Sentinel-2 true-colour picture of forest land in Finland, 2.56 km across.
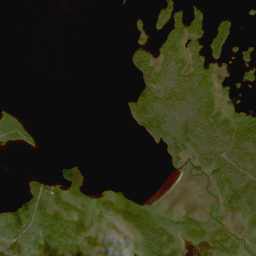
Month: August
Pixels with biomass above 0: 41%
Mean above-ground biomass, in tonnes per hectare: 21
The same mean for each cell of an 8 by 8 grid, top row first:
0 0 0 0 10 38 32 16
0 0 0 0 22 36 57 17
0 0 0 0 31 38 38 8
15 0 0 0 54 54 48 25
20 2 0 0 10 48 56 65
2 22 14 1 0 7 38 70
26 47 29 38 33 13 10 40
30 43 33 13 50 29 24 10
